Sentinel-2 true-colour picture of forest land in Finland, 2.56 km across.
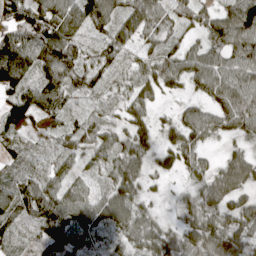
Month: April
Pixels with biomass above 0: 94%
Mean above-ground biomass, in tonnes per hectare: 65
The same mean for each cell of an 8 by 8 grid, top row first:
98 90 100 87 97 48 49 104
93 96 58 68 34 44 66 90
99 83 58 30 68 57 78 77
96 68 23 26 56 30 66 119
43 15 70 76 63 64 33 30
60 46 39 59 56 27 57 79
94 105 84 91 42 27 83 65
45 66 57 35 72 70 109 72
